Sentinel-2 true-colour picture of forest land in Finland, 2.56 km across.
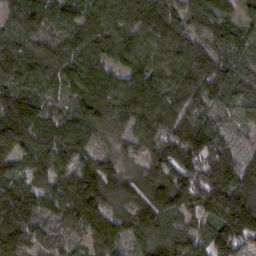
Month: February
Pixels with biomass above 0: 95%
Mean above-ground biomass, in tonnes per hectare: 111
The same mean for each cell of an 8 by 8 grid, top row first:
71 96 87 128 154 109 138 69
101 91 104 123 107 109 89 85
96 84 121 103 125 86 111 88
190 85 97 99 134 108 74 32
130 124 109 39 81 157 124 24
93 106 170 121 105 148 176 124
168 81 165 103 134 133 123 180
168 72 45 119 90 117 131 143
